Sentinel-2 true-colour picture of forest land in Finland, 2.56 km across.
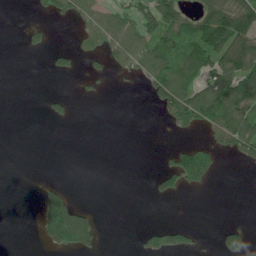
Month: June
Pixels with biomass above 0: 30%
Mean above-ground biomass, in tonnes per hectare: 37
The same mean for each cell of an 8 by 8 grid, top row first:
0 21 46 53 69 88 93 124
1 27 28 57 74 89 132 112
0 3 11 11 37 110 84 134
0 21 1 0 1 83 97 110
0 0 0 0 0 13 32 81
0 1 0 0 2 71 51 0
0 107 43 0 0 0 0 0
0 60 89 0 22 34 1 56
